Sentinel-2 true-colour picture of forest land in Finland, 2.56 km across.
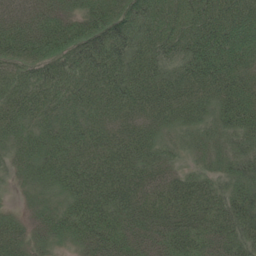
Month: June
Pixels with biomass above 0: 98%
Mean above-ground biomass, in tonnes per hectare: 68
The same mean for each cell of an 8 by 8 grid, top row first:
74 86 64 89 99 72 100 70
95 82 86 100 65 72 112 82
60 73 73 76 74 67 99 73
61 63 61 57 58 62 55 81
47 64 63 64 61 33 46 44
32 59 82 74 63 47 47 50
16 44 75 74 78 89 84 63
56 45 63 81 70 87 73 60
